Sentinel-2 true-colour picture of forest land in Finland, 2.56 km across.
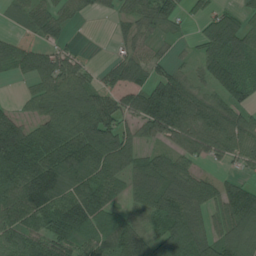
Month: July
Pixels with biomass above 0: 79%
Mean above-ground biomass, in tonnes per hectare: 77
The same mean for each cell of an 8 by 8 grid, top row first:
26 57 19 21 53 44 47 54
76 52 16 13 38 12 75 102
19 81 69 42 63 71 64 93
32 75 96 99 93 118 95 54
166 130 122 112 47 68 99 84
140 130 91 87 103 99 31 34
121 112 118 65 62 105 68 127
86 110 73 93 75 126 80 109
